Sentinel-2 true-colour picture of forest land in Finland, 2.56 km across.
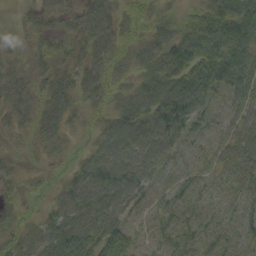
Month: September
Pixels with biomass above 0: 83%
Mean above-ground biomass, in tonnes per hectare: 51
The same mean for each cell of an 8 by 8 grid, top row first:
4 20 48 69 35 24 64 89
2 22 42 67 55 69 70 91
45 39 68 49 51 80 83 83
59 60 31 48 82 103 49 52
4 36 8 89 98 65 35 56
19 8 51 89 76 38 30 60
23 24 87 90 25 52 34 40
35 59 76 73 17 46 46 36
